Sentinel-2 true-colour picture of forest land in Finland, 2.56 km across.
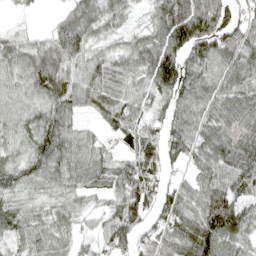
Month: April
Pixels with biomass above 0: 89%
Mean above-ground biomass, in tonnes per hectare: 64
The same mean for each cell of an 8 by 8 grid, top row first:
10 9 68 49 27 105 133 51
50 63 63 39 65 101 93 82
50 100 65 65 58 105 59 66
63 77 47 69 65 63 55 78
54 92 60 35 87 67 68 37
57 61 60 62 76 23 58 71
51 44 40 44 71 73 94 77
63 56 40 79 44 64 104 65
